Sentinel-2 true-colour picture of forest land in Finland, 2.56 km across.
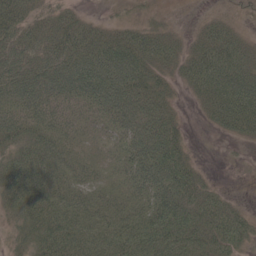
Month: May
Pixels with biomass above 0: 84%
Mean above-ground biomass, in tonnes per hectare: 46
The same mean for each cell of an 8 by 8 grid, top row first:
58 33 19 7 10 5 13 12
59 52 63 72 64 35 57 42
63 63 86 93 57 26 74 62
52 50 36 66 73 21 36 76
41 49 32 34 85 54 0 15
55 53 36 31 68 81 10 1
37 55 46 41 49 74 47 14
22 53 47 45 59 57 51 41
